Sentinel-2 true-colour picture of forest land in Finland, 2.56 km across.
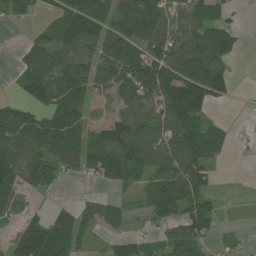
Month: July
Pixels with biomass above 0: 65%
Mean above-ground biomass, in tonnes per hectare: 64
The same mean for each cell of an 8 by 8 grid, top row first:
26 22 71 67 131 47 57 10
11 87 66 100 86 79 99 16
24 119 84 99 133 132 126 6
78 72 84 53 81 124 38 1
107 91 75 115 93 85 89 4
98 68 24 58 52 97 53 0
51 23 43 48 23 79 65 1
74 125 55 30 32 56 39 11
